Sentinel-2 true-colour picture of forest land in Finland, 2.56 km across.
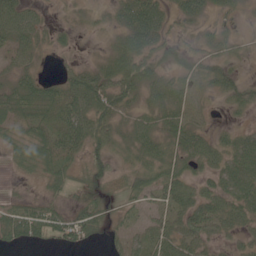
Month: June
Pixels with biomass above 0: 81%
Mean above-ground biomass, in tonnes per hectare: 38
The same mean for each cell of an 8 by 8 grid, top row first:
65 11 8 22 82 27 20 15
40 16 6 34 60 27 26 16
35 28 62 66 66 47 46 29
47 43 69 59 36 54 20 21
38 57 46 37 53 46 41 43
11 41 23 27 47 54 31 52
39 35 34 21 28 49 55 53
39 32 40 20 45 53 34 22
